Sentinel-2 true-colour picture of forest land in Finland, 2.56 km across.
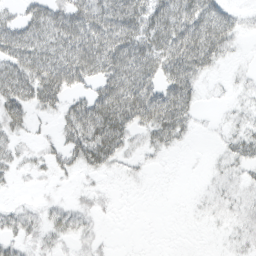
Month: March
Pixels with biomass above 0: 66%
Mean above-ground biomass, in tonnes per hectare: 32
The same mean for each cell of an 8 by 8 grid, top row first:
24 49 59 62 50 56 51 13
58 53 78 79 53 72 71 9
65 74 53 69 66 64 16 6
46 23 56 78 72 70 2 10
20 13 55 60 19 22 2 28
11 12 12 8 5 1 5 13
12 14 14 4 0 0 8 15
23 18 14 2 0 0 1 11
